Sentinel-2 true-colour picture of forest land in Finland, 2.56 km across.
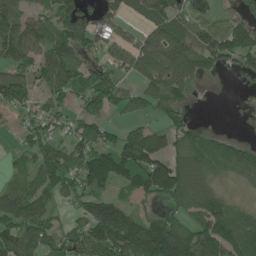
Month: June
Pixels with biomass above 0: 73%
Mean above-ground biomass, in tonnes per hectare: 87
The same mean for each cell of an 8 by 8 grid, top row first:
111 66 121 88 62 87 26 51
137 97 81 70 87 127 114 109
107 97 74 66 69 102 29 23
47 56 61 43 44 62 2 14
27 82 87 82 179 94 72 49
47 100 101 145 149 175 89 49
121 71 61 114 28 72 136 41
132 84 85 170 170 172 132 104
